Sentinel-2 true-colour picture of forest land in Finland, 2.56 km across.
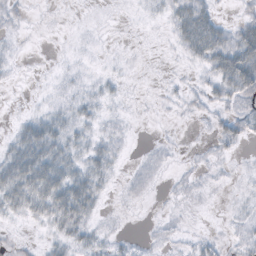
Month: October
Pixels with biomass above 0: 52%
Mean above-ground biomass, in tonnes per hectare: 13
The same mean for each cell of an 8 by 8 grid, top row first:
8 1 0 0 4 28 31 12
4 0 2 1 0 10 48 52
2 2 6 7 0 3 17 49
2 13 15 5 1 3 9 20
25 39 17 14 2 3 5 13
44 43 29 12 11 4 4 3
23 35 38 2 2 2 1 5
3 10 20 9 4 6 8 11
